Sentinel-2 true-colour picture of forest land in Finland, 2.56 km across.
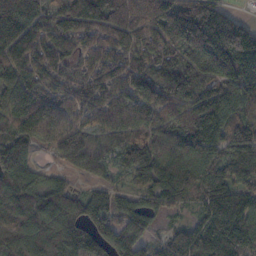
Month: October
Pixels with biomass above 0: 93%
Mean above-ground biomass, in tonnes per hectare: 132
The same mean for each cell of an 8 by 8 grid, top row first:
152 100 187 154 114 167 215 62
136 107 72 108 91 99 240 271
115 76 69 97 122 138 101 186
124 137 89 118 129 110 190 153
132 76 127 104 133 145 173 132
173 77 55 70 146 174 157 116
146 154 111 110 112 61 113 168
134 160 143 150 109 127 199 199
